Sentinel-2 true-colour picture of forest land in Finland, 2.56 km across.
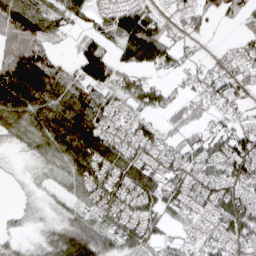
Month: April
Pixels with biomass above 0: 77%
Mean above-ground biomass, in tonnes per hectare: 64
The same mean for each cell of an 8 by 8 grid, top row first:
116 74 45 65 87 28 47 35
103 54 51 50 151 49 8 38
133 126 83 66 42 17 46 60
107 119 132 64 54 48 34 26
21 70 136 86 74 49 68 73
4 20 70 78 101 66 69 76
7 12 37 59 78 63 54 92
25 43 130 75 63 34 49 75
